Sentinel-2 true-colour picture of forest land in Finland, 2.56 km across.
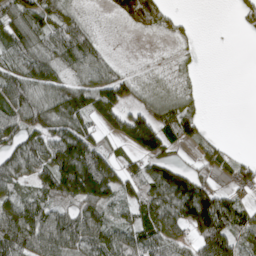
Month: April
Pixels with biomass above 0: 73%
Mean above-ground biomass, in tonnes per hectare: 75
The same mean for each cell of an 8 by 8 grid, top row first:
106 93 39 17 113 16 0 29
94 86 105 10 1 11 7 0
98 93 59 89 26 23 0 0
101 114 117 100 79 106 9 0
89 104 137 33 129 61 45 2
87 107 227 113 81 106 59 64
128 67 70 60 93 123 181 77
154 97 93 91 96 76 132 84
